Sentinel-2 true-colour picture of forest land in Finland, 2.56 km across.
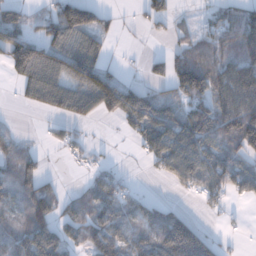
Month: December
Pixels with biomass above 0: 63%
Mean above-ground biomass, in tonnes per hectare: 69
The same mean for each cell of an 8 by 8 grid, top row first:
50 56 117 22 35 30 23 74
120 86 96 18 4 38 70 115
53 101 92 65 26 102 113 147
3 44 79 79 127 70 104 154
49 18 32 4 63 121 111 118
90 25 10 40 6 77 108 96
71 65 50 81 78 38 22 7
99 131 40 93 81 167 77 7
